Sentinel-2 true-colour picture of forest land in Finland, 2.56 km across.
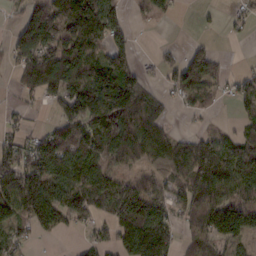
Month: February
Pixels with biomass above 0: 69%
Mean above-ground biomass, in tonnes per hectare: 86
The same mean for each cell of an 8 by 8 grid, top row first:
24 173 211 75 28 14 8 25
79 129 140 79 1 15 34 2
35 147 139 154 56 63 93 38
16 16 152 183 133 11 25 38
60 86 128 162 154 77 75 62
137 132 105 80 60 93 133 116
108 129 84 105 147 72 140 112
64 10 21 63 192 66 102 81
